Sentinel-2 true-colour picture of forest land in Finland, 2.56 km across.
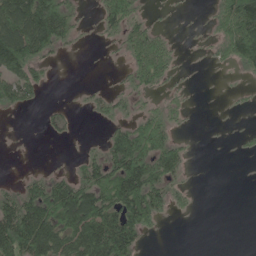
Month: May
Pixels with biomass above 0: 48%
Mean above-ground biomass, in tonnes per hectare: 49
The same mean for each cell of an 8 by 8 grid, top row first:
152 144 23 66 29 4 12 147
151 71 9 11 73 18 13 97
85 18 1 5 51 20 1 7
21 15 5 35 33 28 0 6
1 3 5 64 93 50 1 5
5 34 51 91 128 43 0 0
107 103 141 88 122 22 0 0
148 146 133 156 32 0 0 0
